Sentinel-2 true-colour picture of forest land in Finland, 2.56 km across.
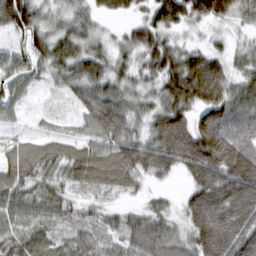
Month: March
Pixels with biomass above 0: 92%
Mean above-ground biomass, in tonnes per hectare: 78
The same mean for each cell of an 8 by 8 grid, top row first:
130 51 50 40 38 87 64 41
54 78 64 40 74 53 38 24
85 34 81 73 44 111 149 57
31 12 40 115 47 99 106 96
55 55 62 89 78 149 152 144
89 63 73 96 48 33 115 194
86 76 33 29 42 29 163 185
75 64 51 41 100 75 159 192
